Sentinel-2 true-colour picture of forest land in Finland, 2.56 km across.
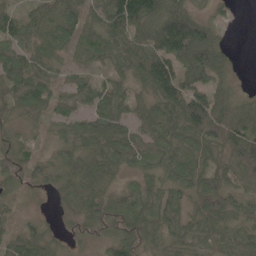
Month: May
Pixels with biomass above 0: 90%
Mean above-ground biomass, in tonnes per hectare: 62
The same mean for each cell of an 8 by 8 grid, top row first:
58 61 72 99 122 110 29 11
59 51 45 72 79 133 95 2
77 58 45 49 78 113 62 10
34 46 44 69 55 95 104 63
57 25 63 85 59 63 80 95
77 65 87 57 45 60 69 60
20 6 42 78 60 50 82 54
60 40 24 61 62 48 54 60
